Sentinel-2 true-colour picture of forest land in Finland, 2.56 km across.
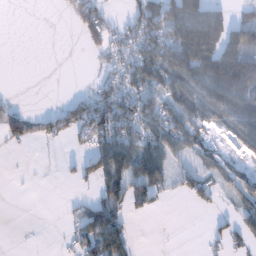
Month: January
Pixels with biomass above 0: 49%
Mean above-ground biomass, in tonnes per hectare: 44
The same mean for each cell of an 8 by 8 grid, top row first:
0 0 64 21 84 109 87 20
0 0 14 62 81 93 95 93
0 0 1 47 80 81 95 98
53 20 72 98 75 68 63 80
32 15 20 89 67 55 28 34
1 1 31 94 104 41 36 35
0 0 24 77 32 0 16 36
0 1 61 96 0 0 16 32
